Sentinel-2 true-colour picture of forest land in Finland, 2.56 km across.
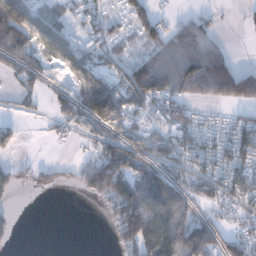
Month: December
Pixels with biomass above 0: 61%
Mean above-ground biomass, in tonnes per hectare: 64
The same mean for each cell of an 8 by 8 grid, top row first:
133 52 45 32 68 20 25 5
92 87 65 51 42 68 64 0
32 20 62 47 131 98 149 108
16 23 79 115 63 82 16 30
34 8 19 84 59 84 46 101
44 31 56 188 120 63 83 91
10 0 0 92 162 132 38 56
21 0 0 27 179 170 123 63
